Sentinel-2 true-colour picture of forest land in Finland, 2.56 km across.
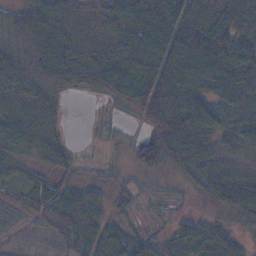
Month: November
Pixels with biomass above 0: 85%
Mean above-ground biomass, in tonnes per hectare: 63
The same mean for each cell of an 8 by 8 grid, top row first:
44 82 99 109 110 98 74 76
40 97 100 80 111 95 137 96
58 74 79 98 106 104 82 97
60 72 0 9 79 132 72 69
53 55 3 4 66 106 49 58
34 33 15 11 19 28 82 45
35 92 78 28 7 5 41 118
11 20 66 70 30 45 53 26
